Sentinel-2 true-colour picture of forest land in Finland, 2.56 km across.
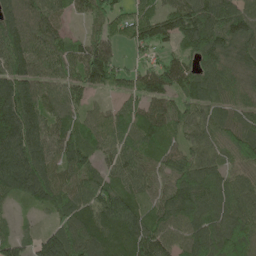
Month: May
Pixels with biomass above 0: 92%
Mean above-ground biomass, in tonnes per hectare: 94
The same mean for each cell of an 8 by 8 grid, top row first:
91 98 53 90 86 106 121 121
108 105 69 70 73 59 119 94
112 88 88 99 89 114 90 73
161 93 66 50 89 86 76 69
151 107 94 83 100 59 75 94
129 97 83 74 90 94 85 66
21 53 99 127 76 101 108 109
69 124 141 108 143 88 124 116
